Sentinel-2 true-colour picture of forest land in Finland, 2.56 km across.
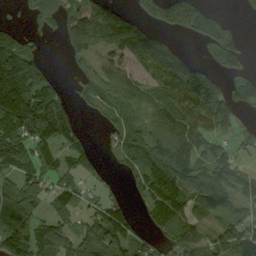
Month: September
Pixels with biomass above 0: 69%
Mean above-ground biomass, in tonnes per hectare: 88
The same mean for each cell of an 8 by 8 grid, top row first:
10 73 70 122 79 165 65 11
110 9 42 65 137 35 52 62
199 50 41 98 86 164 116 54
229 182 22 66 58 133 187 52
139 122 57 31 83 118 93 42
107 81 49 14 92 152 119 75
151 44 46 80 45 111 90 48
145 112 96 116 63 93 69 97
